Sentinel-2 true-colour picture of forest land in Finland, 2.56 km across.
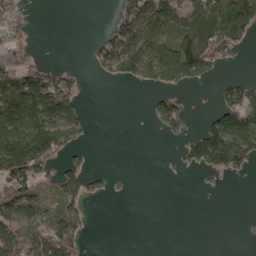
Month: April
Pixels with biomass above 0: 42%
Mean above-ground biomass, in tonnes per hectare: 55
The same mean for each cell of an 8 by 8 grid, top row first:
45 0 0 23 109 85 105 153
30 0 0 104 108 126 114 29
137 93 22 29 64 96 29 29
163 126 37 0 3 75 19 130
163 157 32 0 0 20 161 144
112 45 85 12 0 2 24 22
102 36 51 0 0 0 0 2
90 117 47 0 0 0 0 2
